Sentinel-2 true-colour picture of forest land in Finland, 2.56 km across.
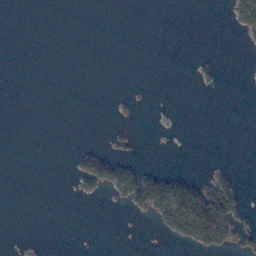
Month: November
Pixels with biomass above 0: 11%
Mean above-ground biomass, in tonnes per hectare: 8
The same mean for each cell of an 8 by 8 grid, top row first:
0 0 0 0 0 0 0 24
0 0 0 0 0 0 0 2
0 0 0 0 0 0 5 0
0 0 0 3 1 0 0 0
0 0 2 7 0 0 0 0
0 0 27 50 34 17 9 2
0 0 0 4 32 66 106 26
0 0 0 0 0 20 61 21
